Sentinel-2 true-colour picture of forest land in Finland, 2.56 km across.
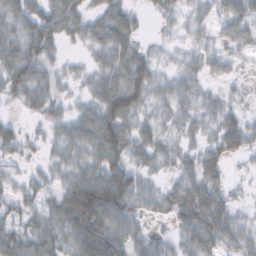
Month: November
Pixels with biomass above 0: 82%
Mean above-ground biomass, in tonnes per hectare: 40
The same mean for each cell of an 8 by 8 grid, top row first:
54 54 47 50 14 20 25 48
55 51 15 61 23 17 30 26
51 36 21 50 59 34 20 13
10 31 30 67 33 31 27 27
33 22 50 71 41 24 30 47
19 28 56 75 30 27 55 7
31 36 103 87 31 48 80 20
51 43 65 77 38 26 52 41
